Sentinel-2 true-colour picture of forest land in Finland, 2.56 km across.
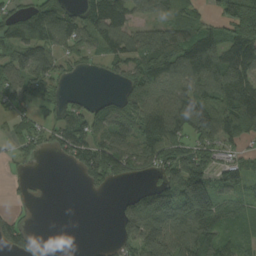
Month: August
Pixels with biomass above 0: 70%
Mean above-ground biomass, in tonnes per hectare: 86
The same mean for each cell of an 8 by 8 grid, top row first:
70 145 76 159 53 65 39 209
112 95 70 106 125 130 148 154
106 87 8 26 105 100 145 130
71 37 67 69 110 124 140 126
49 46 118 114 105 106 92 53
17 2 41 98 53 135 114 89
17 1 0 11 147 175 152 52
83 20 0 19 141 117 98 48
